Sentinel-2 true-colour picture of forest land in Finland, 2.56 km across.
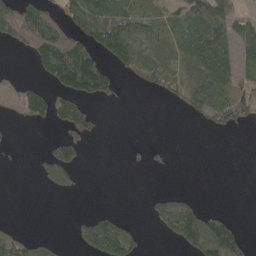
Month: May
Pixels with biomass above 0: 41%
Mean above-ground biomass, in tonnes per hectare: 42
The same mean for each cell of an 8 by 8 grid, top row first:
109 79 95 100 64 41 85 38
31 137 90 76 50 64 90 48
10 42 178 45 30 49 81 43
13 58 55 1 0 6 49 64
4 18 42 0 10 1 0 0
0 51 20 0 1 1 0 0
0 0 0 6 5 99 15 0
42 17 29 133 16 51 110 66
